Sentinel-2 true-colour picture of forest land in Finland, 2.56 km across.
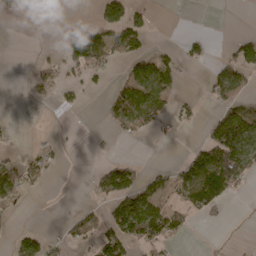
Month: April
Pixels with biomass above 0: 32%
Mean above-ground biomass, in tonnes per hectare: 36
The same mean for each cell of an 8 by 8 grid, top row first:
16 0 0 79 28 0 0 0
0 4 103 65 30 13 13 56
0 17 23 16 83 36 30 58
0 0 8 38 77 26 12 86
4 14 1 4 4 3 95 165
76 12 1 87 37 42 160 87
23 0 12 53 106 47 67 1
29 30 29 93 87 31 6 2
